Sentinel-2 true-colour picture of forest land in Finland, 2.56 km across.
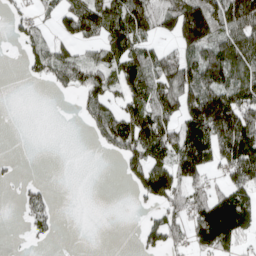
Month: April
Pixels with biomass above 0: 54%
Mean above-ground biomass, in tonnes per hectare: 71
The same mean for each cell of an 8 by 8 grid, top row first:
34 25 127 111 99 128 144 140
12 64 33 90 64 67 111 141
1 45 65 67 106 127 114 95
0 0 18 73 111 98 196 141
0 0 0 73 133 127 166 193
18 1 0 0 118 113 55 111
20 51 0 0 24 76 143 154
2 19 0 0 50 50 122 73
